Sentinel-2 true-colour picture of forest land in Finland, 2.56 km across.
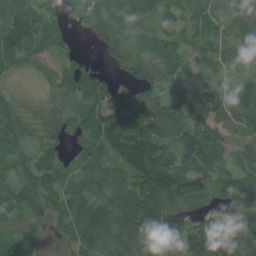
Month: July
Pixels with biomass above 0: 90%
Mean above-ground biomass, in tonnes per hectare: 65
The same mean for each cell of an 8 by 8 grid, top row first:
132 57 49 94 34 46 60 56
131 64 17 92 46 48 58 58
20 30 70 46 93 69 62 30
52 51 48 78 82 71 81 79
57 50 38 86 95 60 92 54
47 72 49 45 76 84 67 80
61 55 73 78 106 58 52 72
43 14 60 70 74 60 132 87
